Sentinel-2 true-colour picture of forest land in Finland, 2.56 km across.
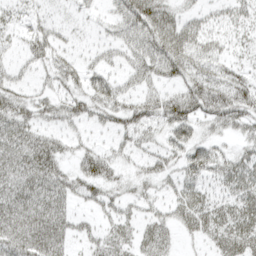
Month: April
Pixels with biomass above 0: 73%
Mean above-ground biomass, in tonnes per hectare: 41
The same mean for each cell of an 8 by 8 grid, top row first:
20 16 14 31 84 42 27 34
17 44 15 31 62 76 48 22
29 23 36 36 48 45 60 48
50 31 36 44 51 65 56 63
54 43 21 24 36 51 39 26
53 54 42 34 29 34 42 54
52 60 18 33 27 36 51 51
55 66 21 41 42 24 29 60
